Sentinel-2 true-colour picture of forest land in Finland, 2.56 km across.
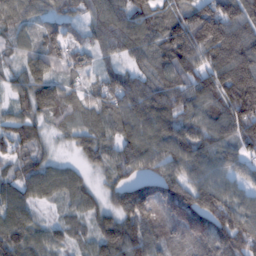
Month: February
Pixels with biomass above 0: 95%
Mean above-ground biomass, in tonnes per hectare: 91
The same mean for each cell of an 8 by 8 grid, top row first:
91 66 63 107 95 84 148 119
52 87 62 67 79 152 149 146
53 76 42 75 68 91 104 213
58 77 66 91 118 86 82 152
91 41 66 82 123 126 90 81
61 81 44 62 92 107 99 62
81 25 58 70 136 137 127 82
102 69 40 138 122 78 110 112
